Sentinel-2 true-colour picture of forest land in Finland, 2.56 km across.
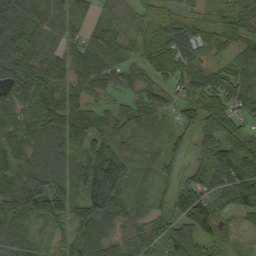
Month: September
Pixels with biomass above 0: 90%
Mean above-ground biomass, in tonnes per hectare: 71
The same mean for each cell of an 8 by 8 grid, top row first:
102 73 60 23 31 45 43 56
110 75 75 60 37 52 38 50
91 95 87 56 43 62 85 79
83 98 90 54 58 33 94 72
87 103 87 80 60 30 86 81
99 103 110 106 32 37 84 121
103 66 52 64 47 107 98 78
77 34 71 47 76 102 64 18
